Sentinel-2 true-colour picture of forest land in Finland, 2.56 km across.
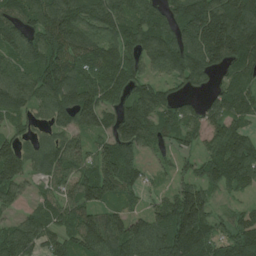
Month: July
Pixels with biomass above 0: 88%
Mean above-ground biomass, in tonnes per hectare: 100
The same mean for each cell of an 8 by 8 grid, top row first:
100 149 142 132 110 104 185 159
118 129 125 102 115 128 159 136
112 150 119 94 74 65 48 78
94 79 145 73 125 79 64 92
78 64 55 94 86 54 64 118
114 72 83 137 45 45 83 115
36 74 100 67 36 138 98 36
108 70 118 142 123 176 108 94
